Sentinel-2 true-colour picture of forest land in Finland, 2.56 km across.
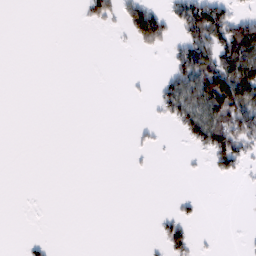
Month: February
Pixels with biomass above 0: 21%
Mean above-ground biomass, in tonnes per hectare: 24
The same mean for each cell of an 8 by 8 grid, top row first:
0 0 7 37 96 47 102 39
0 0 0 1 30 36 87 128
0 0 0 0 3 62 131 123
0 0 0 0 1 67 109 110
0 0 0 0 12 3 88 76
0 0 0 0 2 0 11 21
0 0 0 0 0 14 0 0
0 10 0 0 2 54 2 1
